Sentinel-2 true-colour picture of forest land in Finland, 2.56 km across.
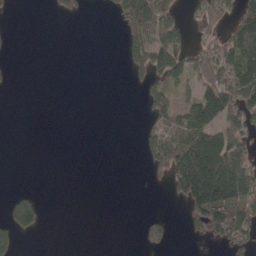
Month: May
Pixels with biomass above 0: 33%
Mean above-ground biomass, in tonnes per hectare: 48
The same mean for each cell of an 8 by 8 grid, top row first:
4 4 19 20 143 63 70 89
3 0 0 0 117 126 74 192
3 0 0 0 44 76 92 166
0 0 0 0 16 80 139 139
0 0 0 0 30 91 166 93
0 0 0 0 4 110 174 138
87 7 0 0 0 5 162 122
45 0 0 0 22 6 32 76
